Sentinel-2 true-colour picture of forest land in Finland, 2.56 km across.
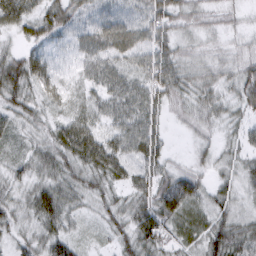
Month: March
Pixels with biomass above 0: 94%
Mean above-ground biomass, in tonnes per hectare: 38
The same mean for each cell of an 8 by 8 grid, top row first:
56 48 31 33 41 49 30 18
24 31 30 48 40 34 23 23
64 50 23 39 41 50 37 50
40 30 34 31 40 23 38 29
19 40 81 41 56 3 23 30
29 38 46 48 41 46 25 38
35 59 26 35 51 65 39 31
26 45 24 25 61 36 58 58
